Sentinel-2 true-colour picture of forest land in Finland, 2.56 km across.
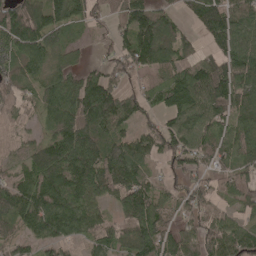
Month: May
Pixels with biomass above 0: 85%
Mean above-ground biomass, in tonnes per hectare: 91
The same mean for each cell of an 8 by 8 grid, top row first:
139 139 74 43 115 41 136 93
110 107 31 49 144 99 58 128
77 79 78 63 34 94 139 134
68 87 135 148 64 100 109 93
45 89 137 105 72 97 81 94
71 130 134 141 70 56 55 67
125 134 109 51 141 65 65 38
59 73 43 63 130 88 95 85
